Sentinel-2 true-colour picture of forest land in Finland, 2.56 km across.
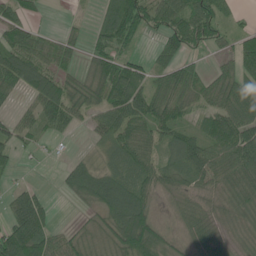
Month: June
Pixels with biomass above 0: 76%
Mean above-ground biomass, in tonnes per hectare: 52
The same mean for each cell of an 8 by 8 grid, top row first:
56 5 5 62 71 65 82 11
85 51 21 56 9 43 29 62
81 78 35 87 56 62 38 68
29 75 38 70 72 68 53 91
40 11 5 49 58 65 61 105
10 0 75 60 54 47 58 68
74 36 14 76 71 26 36 41
116 69 34 49 111 23 50 23
